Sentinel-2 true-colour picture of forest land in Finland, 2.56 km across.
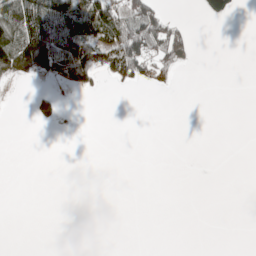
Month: May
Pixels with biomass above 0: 20%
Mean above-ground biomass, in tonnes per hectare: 23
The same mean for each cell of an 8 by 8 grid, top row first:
120 101 92 92 97 9 48 10
145 130 110 99 87 60 0 0
40 24 61 31 38 15 0 0
0 34 1 0 0 0 0 0
0 0 0 0 0 0 0 0
0 0 0 0 0 0 0 0
0 0 0 0 0 0 0 0
0 0 0 0 0 0 0 0
